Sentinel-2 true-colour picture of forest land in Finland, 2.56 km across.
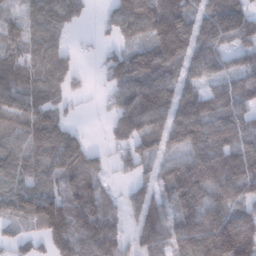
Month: February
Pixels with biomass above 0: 84%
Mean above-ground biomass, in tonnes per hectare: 111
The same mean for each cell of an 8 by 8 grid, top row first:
60 170 68 82 168 145 119 142
87 126 13 43 88 167 119 85
123 144 35 82 144 112 88 103
140 127 11 73 195 150 120 111
101 189 99 55 106 83 127 106
111 128 172 37 70 135 113 130
90 174 149 45 131 103 117 80
59 115 129 120 122 118 160 214
